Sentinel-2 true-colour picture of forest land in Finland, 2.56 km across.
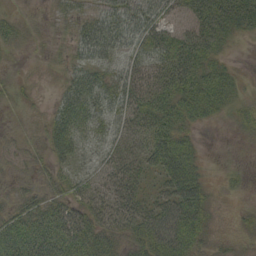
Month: September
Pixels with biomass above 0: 77%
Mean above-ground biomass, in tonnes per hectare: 28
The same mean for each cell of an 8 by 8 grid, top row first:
5 5 24 47 49 26 71 60
5 6 32 39 33 44 51 4
8 3 37 31 29 30 42 15
5 11 29 22 45 55 35 21
10 37 31 28 40 57 2 5
10 17 23 12 17 62 14 9
25 30 24 18 32 64 34 10
31 35 38 22 53 70 26 12
